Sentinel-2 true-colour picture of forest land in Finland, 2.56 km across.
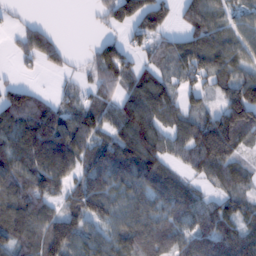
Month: February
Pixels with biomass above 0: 79%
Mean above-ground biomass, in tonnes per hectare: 87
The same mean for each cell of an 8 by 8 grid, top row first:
11 2 0 55 116 54 130 60
39 89 3 70 52 65 113 84
23 5 23 98 83 64 73 95
122 80 72 78 152 83 67 158
125 176 104 115 151 72 178 82
114 129 91 132 134 57 78 58
122 80 103 91 95 80 73 70
98 125 104 88 83 67 119 129
